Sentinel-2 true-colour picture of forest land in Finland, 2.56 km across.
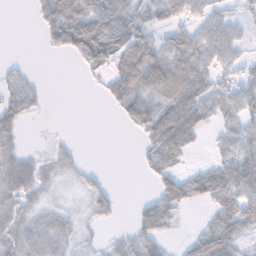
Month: November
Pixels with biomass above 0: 62%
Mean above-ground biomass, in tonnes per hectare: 37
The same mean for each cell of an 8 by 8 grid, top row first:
0 49 67 73 44 44 40 18
0 15 73 88 71 55 72 27
19 2 6 44 73 79 51 51
39 4 0 10 51 86 44 51
26 4 4 0 26 74 10 51
59 22 14 2 10 35 59 97
36 18 10 20 29 42 20 76
34 33 15 13 44 9 69 47
